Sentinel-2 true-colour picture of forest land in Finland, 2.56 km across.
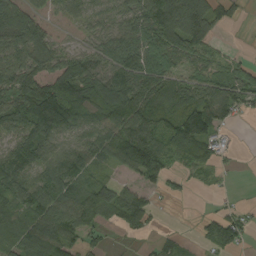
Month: August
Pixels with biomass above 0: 77%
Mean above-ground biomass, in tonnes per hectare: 80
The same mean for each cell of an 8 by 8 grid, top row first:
103 33 50 59 108 153 124 19
101 87 40 87 130 131 71 4
114 110 157 101 114 58 84 89
131 230 131 130 111 83 128 56
88 99 64 107 146 106 81 4
98 80 72 25 95 32 28 4
60 89 101 98 89 1 4 20
49 109 65 11 13 29 54 50
